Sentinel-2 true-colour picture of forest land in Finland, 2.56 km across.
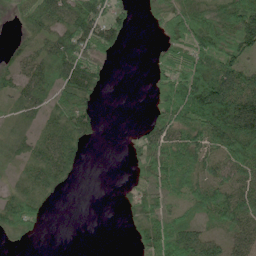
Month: June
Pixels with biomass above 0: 68%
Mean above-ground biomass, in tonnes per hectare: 57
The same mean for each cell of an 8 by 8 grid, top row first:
25 82 88 58 11 77 69 118
17 48 78 51 1 74 103 72
51 51 84 7 2 136 150 79
24 38 57 0 8 129 181 135
36 67 47 0 67 70 78 136
25 63 13 0 59 91 49 57
78 21 0 1 64 39 83 78
17 1 0 0 64 106 63 53
